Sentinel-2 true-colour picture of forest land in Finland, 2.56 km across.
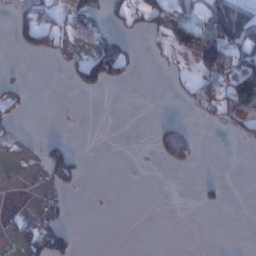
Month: January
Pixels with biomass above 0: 21%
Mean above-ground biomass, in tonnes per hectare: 29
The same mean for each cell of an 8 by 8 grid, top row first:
28 39 55 49 73 65 88 109
22 39 24 77 8 45 131 102
12 0 44 52 2 9 63 115
19 0 2 0 0 0 28 107
35 39 1 0 0 134 0 13
1 33 35 0 0 1 4 0
5 25 0 0 0 0 19 0
33 68 9 0 0 0 0 0
